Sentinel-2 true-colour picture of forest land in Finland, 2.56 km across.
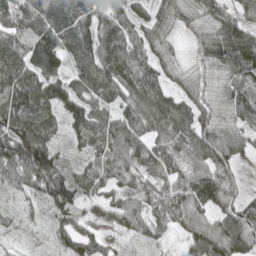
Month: May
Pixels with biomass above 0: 93%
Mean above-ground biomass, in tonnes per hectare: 81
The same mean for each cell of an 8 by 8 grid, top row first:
87 97 97 71 44 71 73 51
93 136 97 118 83 31 90 134
104 109 80 105 115 43 61 92
107 67 120 67 119 112 72 90
149 100 44 105 97 90 97 65
88 162 56 60 68 80 101 28
30 67 55 65 63 96 69 62
21 34 88 34 35 21 118 92
